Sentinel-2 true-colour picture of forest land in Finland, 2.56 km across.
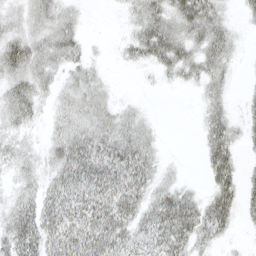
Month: April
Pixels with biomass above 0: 72%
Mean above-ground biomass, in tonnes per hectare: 29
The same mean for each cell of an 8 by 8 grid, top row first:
19 33 11 1 38 42 45 9
41 39 20 3 38 46 41 9
34 24 27 5 2 14 32 3
38 11 34 26 10 0 23 12
21 20 53 52 36 0 33 19
18 22 48 48 40 10 22 26
38 42 44 56 43 61 43 29
53 46 55 57 37 49 26 3
